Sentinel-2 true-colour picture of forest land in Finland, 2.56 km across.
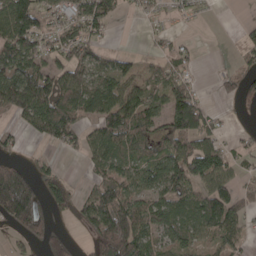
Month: April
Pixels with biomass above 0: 63%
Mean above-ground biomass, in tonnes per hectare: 63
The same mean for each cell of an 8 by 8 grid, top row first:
108 45 68 53 21 16 5 1
93 51 65 14 5 29 0 24
119 93 79 79 36 59 2 42
87 120 88 118 85 127 48 7
24 37 46 87 74 71 64 16
145 43 5 62 62 97 107 28
234 58 49 129 83 83 97 70
28 55 10 148 79 68 47 46
